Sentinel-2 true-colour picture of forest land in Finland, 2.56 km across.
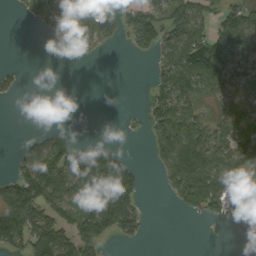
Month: September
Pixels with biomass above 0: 53%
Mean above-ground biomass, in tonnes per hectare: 65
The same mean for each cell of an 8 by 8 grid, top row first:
8 98 122 79 110 82 55 72
0 5 48 19 54 108 132 79
19 0 0 0 1 88 75 52
0 0 0 0 24 93 37 70
4 61 34 17 10 135 111 98
63 103 138 145 21 118 163 103
167 90 116 208 22 26 102 109
101 140 132 44 16 0 4 5
